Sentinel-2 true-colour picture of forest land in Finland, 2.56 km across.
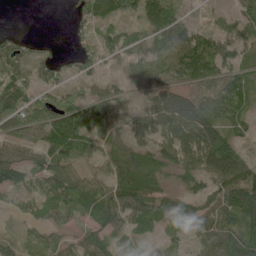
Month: June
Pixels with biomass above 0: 82%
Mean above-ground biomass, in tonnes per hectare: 54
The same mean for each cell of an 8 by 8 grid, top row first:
0 0 46 59 91 38 10 31
46 13 42 53 48 79 63 41
73 56 50 26 56 32 56 45
87 86 75 47 50 102 61 36
43 65 64 55 51 85 76 32
64 75 46 76 75 37 53 84
31 46 43 87 84 72 62 101
28 30 35 47 29 22 62 109
